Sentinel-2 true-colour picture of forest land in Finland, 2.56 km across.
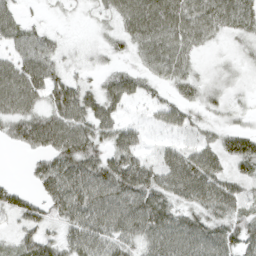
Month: April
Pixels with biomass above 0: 85%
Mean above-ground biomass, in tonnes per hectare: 51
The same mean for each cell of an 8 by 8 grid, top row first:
36 8 8 39 88 79 71 69
47 48 16 26 59 66 21 19
82 66 29 41 36 46 22 15
66 60 70 46 11 46 26 19
34 70 83 51 25 28 40 58
2 71 78 82 72 85 82 41
53 51 75 86 84 51 60 47
36 44 62 60 60 75 71 60
